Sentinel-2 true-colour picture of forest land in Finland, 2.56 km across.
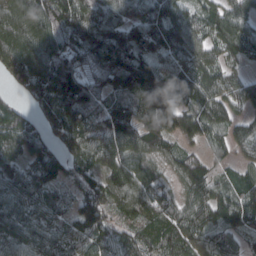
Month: March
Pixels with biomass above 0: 92%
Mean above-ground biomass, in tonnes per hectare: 99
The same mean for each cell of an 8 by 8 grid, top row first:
127 122 114 104 104 92 78 87
119 121 131 169 129 117 77 100
65 132 142 127 152 126 107 81
75 87 123 101 118 132 92 62
102 76 115 122 107 59 55 76
90 92 78 100 119 66 86 54
99 76 97 86 112 88 103 100
99 86 77 81 78 110 91 61
